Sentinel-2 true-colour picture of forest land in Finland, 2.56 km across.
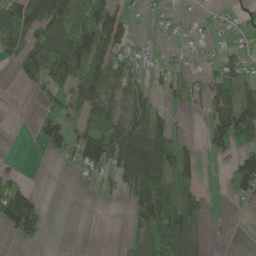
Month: May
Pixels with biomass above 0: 53%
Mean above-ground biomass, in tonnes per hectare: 64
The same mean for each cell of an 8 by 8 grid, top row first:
131 148 94 102 15 20 15 17
85 142 169 87 17 19 16 35
20 80 117 79 43 47 53 87
0 44 63 67 93 24 55 145
0 64 109 134 135 83 42 84
26 0 22 61 158 106 2 107
156 18 0 4 127 142 42 10
27 8 0 2 91 167 21 0
